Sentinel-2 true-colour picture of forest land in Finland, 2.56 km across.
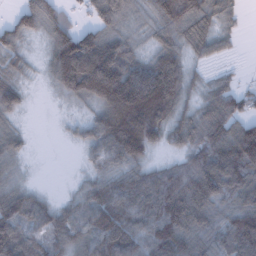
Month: February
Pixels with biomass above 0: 84%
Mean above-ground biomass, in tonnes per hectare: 92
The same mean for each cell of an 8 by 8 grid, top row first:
64 112 26 113 53 169 92 27
68 62 166 109 38 87 67 13
55 36 189 210 166 141 41 21
58 2 22 185 230 92 78 75
52 0 39 140 146 56 89 154
44 0 21 79 81 97 150 121
95 61 78 138 113 160 110 110
118 70 82 150 106 151 77 149
